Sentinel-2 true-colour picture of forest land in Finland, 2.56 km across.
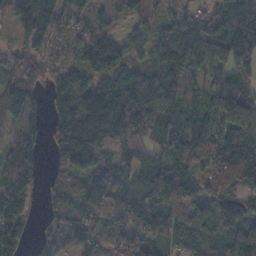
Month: November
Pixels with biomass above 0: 89%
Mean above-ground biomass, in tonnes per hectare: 86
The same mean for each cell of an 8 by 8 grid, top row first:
55 143 55 35 67 49 73 97
46 61 68 73 53 105 113 122
107 71 76 99 96 113 66 79
75 51 114 123 91 99 97 153
79 49 148 72 49 90 157 121
120 37 97 90 77 86 78 95
95 41 95 90 84 102 88 93
103 51 62 50 71 57 76 160
